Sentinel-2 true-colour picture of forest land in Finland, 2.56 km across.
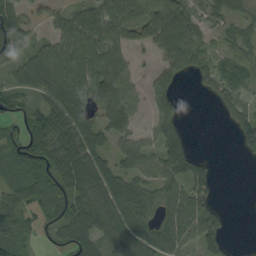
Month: September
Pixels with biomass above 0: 74%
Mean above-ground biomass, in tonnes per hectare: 64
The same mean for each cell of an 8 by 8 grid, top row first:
87 36 65 86 93 93 48 29
87 62 112 85 36 118 43 47
46 79 103 101 31 65 59 60
60 74 84 83 30 50 1 79
54 88 92 47 55 76 0 37
49 76 104 79 66 91 49 0
62 84 84 84 75 88 72 0
55 29 86 63 82 92 77 2
